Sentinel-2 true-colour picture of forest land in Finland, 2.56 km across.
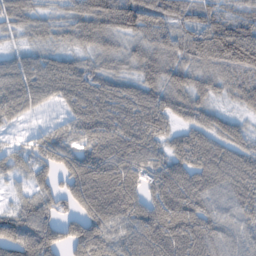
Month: February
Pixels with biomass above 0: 92%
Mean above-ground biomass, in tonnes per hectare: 77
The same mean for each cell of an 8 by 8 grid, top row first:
61 39 81 108 106 77 64 73
31 45 53 61 67 70 122 145
81 91 96 72 79 79 69 82
56 26 79 91 97 70 57 38
25 67 58 91 85 53 74 61
38 59 106 106 81 88 85 85
53 66 78 112 92 113 78 71
116 114 104 83 93 108 91 64
